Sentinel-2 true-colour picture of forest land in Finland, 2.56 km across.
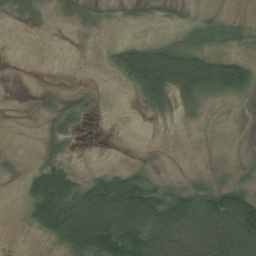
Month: August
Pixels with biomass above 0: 47%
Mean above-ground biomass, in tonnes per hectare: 33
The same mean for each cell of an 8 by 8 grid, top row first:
11 6 19 10 11 12 13 6
0 0 1 22 53 52 33 16
0 0 0 7 91 98 97 71
0 12 15 0 9 13 9 7
0 22 3 0 1 0 0 2
7 42 16 53 36 6 11 11
1 53 95 128 102 65 95 113
0 11 101 97 62 76 94 122
